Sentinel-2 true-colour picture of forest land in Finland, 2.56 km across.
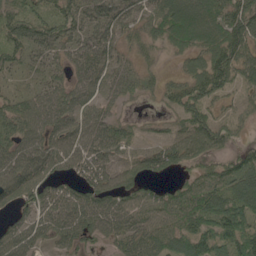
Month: May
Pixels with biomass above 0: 83%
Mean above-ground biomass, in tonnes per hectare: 68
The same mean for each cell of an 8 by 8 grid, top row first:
76 70 79 102 57 106 95 110
72 71 79 86 40 46 80 91
23 49 61 59 38 28 96 47
76 89 64 37 5 38 54 30
74 81 78 90 33 68 87 37
84 65 55 69 56 31 55 88
60 74 86 80 68 84 100 91
88 45 56 43 81 74 84 107
